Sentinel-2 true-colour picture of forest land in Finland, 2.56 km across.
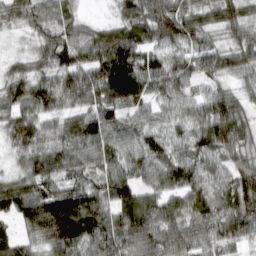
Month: March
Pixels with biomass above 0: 96%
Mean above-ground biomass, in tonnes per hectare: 86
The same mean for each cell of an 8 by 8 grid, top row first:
51 70 41 26 109 103 64 73
11 78 96 137 95 64 67 73
89 82 104 171 128 94 59 47
81 79 83 88 55 58 95 76
76 89 112 94 79 60 90 82
47 102 69 86 66 107 73 95
95 166 163 106 124 77 92 91
49 91 120 102 107 97 73 62
